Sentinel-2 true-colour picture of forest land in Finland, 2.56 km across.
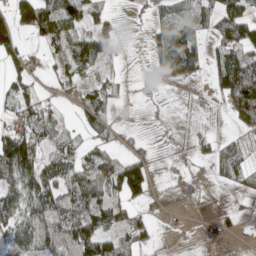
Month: May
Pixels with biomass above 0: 56%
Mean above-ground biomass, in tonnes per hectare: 52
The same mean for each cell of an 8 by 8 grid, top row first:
92 131 90 29 6 42 51 98
56 39 86 20 9 109 40 84
39 12 41 30 8 35 19 147
46 45 32 34 2 0 0 103
137 59 42 21 6 0 14 21
104 86 73 85 73 12 6 41
84 120 105 68 17 3 1 13
79 141 187 74 35 1 12 12
